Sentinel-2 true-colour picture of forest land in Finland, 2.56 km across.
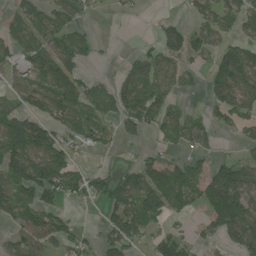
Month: July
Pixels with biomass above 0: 61%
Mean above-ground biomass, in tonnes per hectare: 76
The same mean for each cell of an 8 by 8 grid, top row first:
50 77 41 10 5 16 75 91
67 99 88 4 25 88 55 90
47 111 76 36 113 62 59 136
81 105 100 76 122 59 43 92
138 149 62 33 23 77 47 34
122 150 74 52 95 89 101 122
117 80 18 89 144 48 91 145
86 95 60 90 54 80 32 93
